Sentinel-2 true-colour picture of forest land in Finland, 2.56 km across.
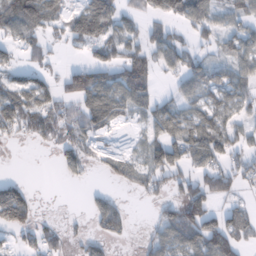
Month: February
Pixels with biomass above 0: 60%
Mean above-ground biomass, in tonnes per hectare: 50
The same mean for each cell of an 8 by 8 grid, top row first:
88 66 67 77 46 52 63 46
40 32 27 65 61 69 23 58
36 33 73 61 76 34 72 60
78 62 70 77 46 54 60 41
10 18 47 8 45 90 91 47
10 0 21 35 58 61 65 45
129 1 1 64 6 59 73 40
21 47 22 31 15 66 99 58
